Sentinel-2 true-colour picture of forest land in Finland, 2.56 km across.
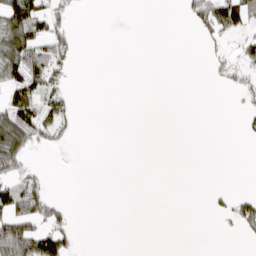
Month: March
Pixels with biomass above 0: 23%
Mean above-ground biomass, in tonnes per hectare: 24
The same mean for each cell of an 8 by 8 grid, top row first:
92 49 3 0 0 0 93 84
92 66 9 0 0 0 11 25
69 63 1 0 0 0 5 19
88 58 8 0 0 0 0 9
91 25 1 0 0 0 0 1
50 9 0 0 0 0 0 0
93 79 1 0 0 0 5 49
170 100 9 0 0 0 0 5
